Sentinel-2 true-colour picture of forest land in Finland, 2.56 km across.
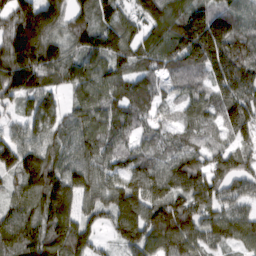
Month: March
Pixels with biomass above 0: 94%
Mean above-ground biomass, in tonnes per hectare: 134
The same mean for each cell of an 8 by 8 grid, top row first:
199 209 94 125 123 156 189 122
233 189 136 174 120 171 254 166
204 130 136 135 106 90 112 183
58 126 103 115 92 48 85 152
105 110 121 116 76 74 69 87
130 186 142 88 134 150 143 124
98 170 114 120 169 180 131 87
145 176 160 54 171 188 106 135
